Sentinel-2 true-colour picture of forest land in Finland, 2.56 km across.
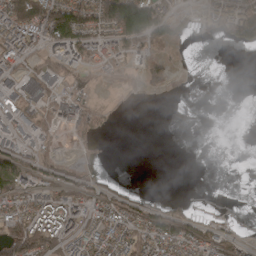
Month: April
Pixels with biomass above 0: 50%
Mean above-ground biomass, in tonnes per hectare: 43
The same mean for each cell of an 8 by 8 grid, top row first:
109 137 97 144 144 50 31 84
69 58 89 61 45 16 1 24
19 44 29 20 50 17 0 0
37 38 60 14 0 0 0 0
45 13 14 1 0 0 0 0
105 37 32 4 0 0 0 0
82 80 65 64 44 31 3 0
116 97 60 72 93 107 59 23
